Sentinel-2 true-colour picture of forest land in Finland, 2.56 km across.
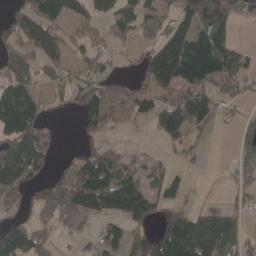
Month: April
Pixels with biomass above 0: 60%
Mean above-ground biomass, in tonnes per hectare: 74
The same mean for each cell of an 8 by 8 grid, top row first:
53 106 62 72 57 62 131 29
68 81 35 36 33 192 225 46
101 39 37 35 68 137 134 100
199 23 76 129 83 112 77 28
121 68 18 36 8 33 12 41
111 32 111 136 66 37 2 46
41 78 77 102 98 41 28 35
134 55 19 59 81 149 128 62
